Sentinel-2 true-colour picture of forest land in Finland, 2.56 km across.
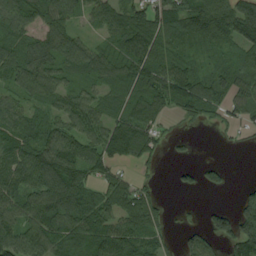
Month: August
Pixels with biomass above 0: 79%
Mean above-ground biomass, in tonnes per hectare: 73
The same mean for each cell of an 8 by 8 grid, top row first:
87 73 50 90 85 94 101 143
59 77 77 63 103 47 46 80
72 93 46 67 92 118 59 67
56 51 98 55 87 41 52 53
88 102 96 121 112 18 0 14
94 131 82 74 16 22 42 1
83 107 105 72 79 7 32 82
101 96 88 114 78 23 67 139
